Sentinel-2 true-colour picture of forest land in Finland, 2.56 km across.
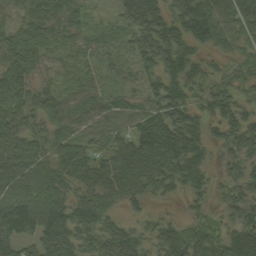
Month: September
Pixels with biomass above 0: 90%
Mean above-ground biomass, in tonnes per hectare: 80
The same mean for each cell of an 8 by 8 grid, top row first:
37 74 40 29 151 107 120 82
82 50 31 24 107 119 57 37
102 28 39 25 53 98 62 45
101 91 73 71 74 109 61 67
98 80 71 76 125 144 69 107
102 98 80 92 121 93 49 81
143 137 104 47 35 10 38 92
129 124 93 106 61 99 85 114
